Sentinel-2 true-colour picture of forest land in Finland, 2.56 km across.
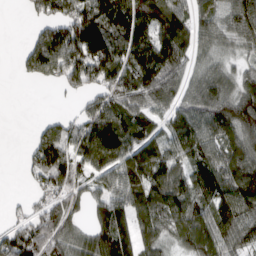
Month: March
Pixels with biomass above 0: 79%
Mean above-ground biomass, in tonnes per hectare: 101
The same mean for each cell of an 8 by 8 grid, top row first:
1 86 141 149 165 142 71 119
10 158 146 146 142 158 65 62
8 51 96 129 137 95 99 80
0 14 59 130 101 95 136 135
1 137 99 143 115 105 122 116
3 130 80 93 118 113 143 153
21 91 50 124 124 124 109 141
115 123 86 159 100 69 117 102
